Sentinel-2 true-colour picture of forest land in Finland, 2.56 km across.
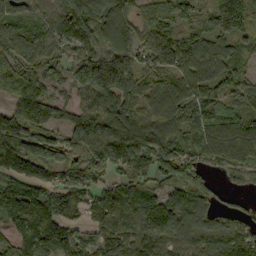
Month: September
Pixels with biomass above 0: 90%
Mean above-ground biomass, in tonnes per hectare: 138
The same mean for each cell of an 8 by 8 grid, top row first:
124 130 223 146 115 100 83 216
115 109 139 146 123 130 139 76
150 110 147 235 139 141 125 123
158 150 103 169 153 154 145 153
214 199 161 285 184 117 141 188
132 113 118 87 128 130 74 73
178 157 125 152 130 136 100 50
122 138 110 115 132 134 128 127
